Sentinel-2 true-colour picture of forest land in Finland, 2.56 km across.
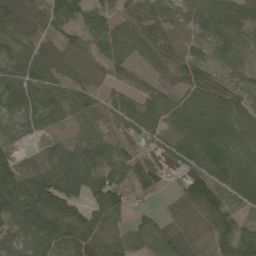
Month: May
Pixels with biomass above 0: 91%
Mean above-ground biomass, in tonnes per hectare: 69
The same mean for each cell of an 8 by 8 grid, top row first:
115 80 52 73 71 35 56 77
83 62 58 91 88 56 44 41
106 79 54 45 34 58 63 32
78 73 65 56 86 71 87 75
41 27 64 62 36 53 91 63
117 110 100 68 70 19 83 85
122 137 80 91 16 36 72 44
65 105 99 57 48 91 67 84
